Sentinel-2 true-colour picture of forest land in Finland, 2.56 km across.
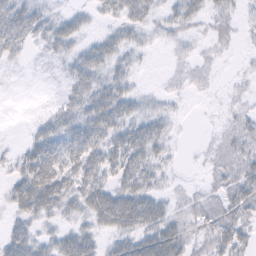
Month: February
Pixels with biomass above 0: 72%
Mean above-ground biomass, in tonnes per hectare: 23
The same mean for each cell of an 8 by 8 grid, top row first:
45 24 15 17 24 23 18 10
28 21 18 28 11 8 7 4
1 3 30 27 2 7 7 4
1 14 37 44 18 7 1 9
6 42 48 37 42 6 5 20
25 57 43 29 36 5 9 25
26 33 27 62 48 14 24 26
34 21 41 18 41 39 21 27
